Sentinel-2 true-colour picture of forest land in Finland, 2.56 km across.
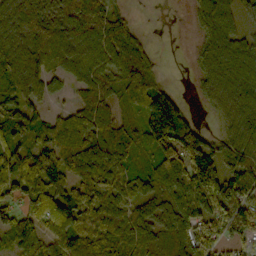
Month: October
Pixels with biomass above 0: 85%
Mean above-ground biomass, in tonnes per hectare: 89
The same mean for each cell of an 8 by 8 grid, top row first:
143 102 107 61 0 0 98 62
126 108 102 86 49 0 80 88
115 69 74 62 100 4 81 115
75 41 83 58 95 112 22 128
70 97 148 120 60 142 90 128
115 130 120 90 60 137 156 132
70 101 114 101 78 118 92 102
78 78 91 117 96 97 73 53
